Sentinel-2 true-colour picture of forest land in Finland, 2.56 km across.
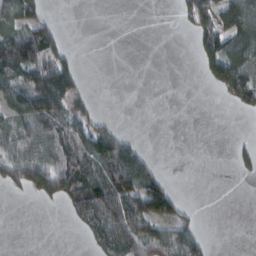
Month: February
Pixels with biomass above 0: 42%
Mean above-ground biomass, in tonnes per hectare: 40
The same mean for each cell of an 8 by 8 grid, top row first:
69 22 0 0 0 18 74 107
99 94 2 0 0 0 69 75
53 98 29 0 0 0 36 97
58 82 39 2 0 0 0 23
60 74 81 97 13 0 0 12
65 117 107 99 81 3 0 14
0 5 70 112 84 48 0 0
0 0 5 86 97 91 20 0
